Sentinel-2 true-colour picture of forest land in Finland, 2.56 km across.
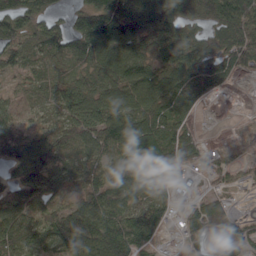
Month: April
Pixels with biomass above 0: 85%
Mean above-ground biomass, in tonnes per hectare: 80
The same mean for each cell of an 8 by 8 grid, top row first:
121 67 76 144 118 118 67 121
111 98 103 122 81 108 96 118
30 54 66 101 114 105 103 22
36 45 120 118 108 113 7 2
96 77 76 111 110 113 20 17
62 93 48 80 65 39 34 27
103 61 93 96 74 33 77 12
101 84 125 123 77 14 67 96
